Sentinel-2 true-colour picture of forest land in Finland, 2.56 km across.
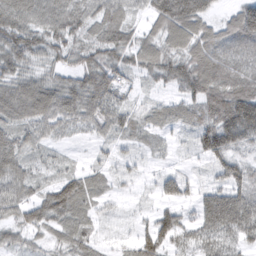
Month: March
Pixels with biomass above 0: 88%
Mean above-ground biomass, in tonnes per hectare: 61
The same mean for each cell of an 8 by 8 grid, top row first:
81 75 70 74 41 116 56 94
87 67 60 84 62 59 80 73
67 52 66 73 30 63 104 94
72 85 80 73 34 45 78 153
60 35 6 27 20 15 97 80
65 29 53 29 16 39 22 66
66 88 69 14 11 52 80 104
34 26 48 11 67 60 71 66
